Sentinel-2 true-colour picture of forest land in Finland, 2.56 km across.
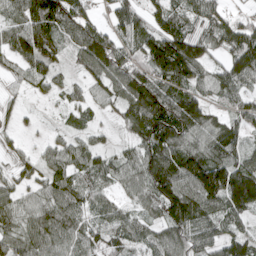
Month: April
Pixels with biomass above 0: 85%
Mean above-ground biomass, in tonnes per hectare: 79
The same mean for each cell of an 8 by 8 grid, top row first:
67 140 83 58 66 66 84 31
98 91 83 105 93 140 82 114
29 57 32 90 90 105 73 90
27 9 41 32 138 126 76 56
19 32 46 23 93 123 101 70
49 55 76 58 96 135 195 133
68 74 72 56 55 147 108 123
64 89 68 63 56 99 75 78
